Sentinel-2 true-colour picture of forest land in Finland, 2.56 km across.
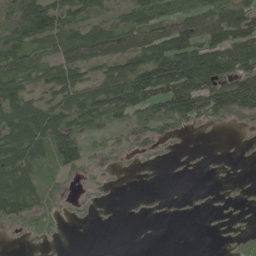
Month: May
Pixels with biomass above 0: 64%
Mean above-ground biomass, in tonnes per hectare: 68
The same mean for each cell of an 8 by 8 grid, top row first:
112 127 78 53 112 115 116 122
113 55 125 100 114 154 126 133
81 61 83 102 149 175 145 132
95 108 98 98 94 131 104 89
122 105 85 34 47 15 2 4
124 41 27 12 3 1 3 2
107 58 17 3 3 1 4 7
4 18 0 0 0 0 0 31
